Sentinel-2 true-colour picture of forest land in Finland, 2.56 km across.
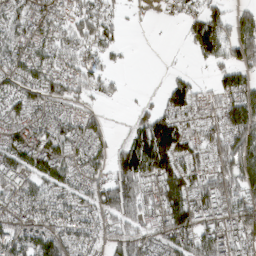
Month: March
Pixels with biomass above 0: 78%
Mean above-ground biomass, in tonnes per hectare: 82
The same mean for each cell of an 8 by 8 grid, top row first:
82 74 81 47 8 22 87 57
74 82 78 47 1 3 105 107
70 86 73 35 1 44 23 78
67 53 58 3 46 96 57 124
115 124 70 45 166 134 89 125
124 117 75 87 152 135 97 135
76 78 95 132 82 145 117 106
109 126 70 60 84 106 113 74
